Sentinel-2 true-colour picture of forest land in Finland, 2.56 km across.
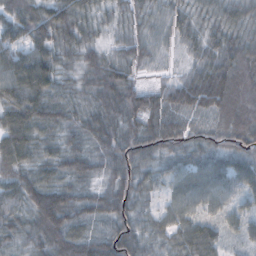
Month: October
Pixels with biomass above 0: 98%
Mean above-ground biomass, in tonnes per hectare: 61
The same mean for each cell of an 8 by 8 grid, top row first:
57 75 56 41 48 41 48 57
70 70 63 35 55 29 55 71
86 80 46 79 23 32 110 97
78 73 43 65 95 49 48 102
73 43 39 62 86 60 50 69
57 54 53 56 55 61 85 72
49 116 64 73 36 68 51 41
37 75 77 72 54 61 75 33
